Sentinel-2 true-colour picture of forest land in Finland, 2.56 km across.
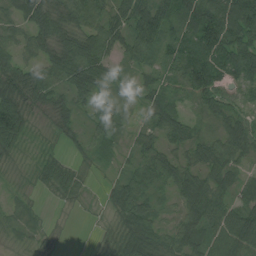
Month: August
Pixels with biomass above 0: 87%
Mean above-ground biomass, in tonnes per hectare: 49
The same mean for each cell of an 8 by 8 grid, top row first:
45 69 81 58 90 73 94 93
43 52 87 64 72 53 101 83
66 76 74 43 38 35 101 46
97 26 27 31 23 48 29 33
44 8 22 25 36 41 47 62
5 38 27 18 61 57 57 40
12 5 8 32 55 34 79 63
7 11 1 26 73 61 63 79
